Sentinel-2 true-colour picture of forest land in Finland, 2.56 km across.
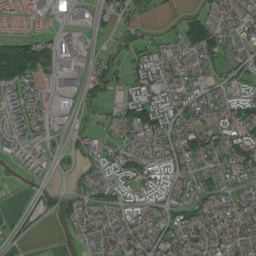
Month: July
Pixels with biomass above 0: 76%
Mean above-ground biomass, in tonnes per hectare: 53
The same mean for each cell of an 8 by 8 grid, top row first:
79 47 33 47 37 25 60 48
136 89 53 26 48 57 112 50
125 68 45 49 79 57 42 49
45 44 34 28 131 69 50 88
48 29 32 36 61 56 80 91
15 27 21 55 64 54 48 46
11 31 63 55 61 52 47 45
18 3 29 47 54 53 59 48
